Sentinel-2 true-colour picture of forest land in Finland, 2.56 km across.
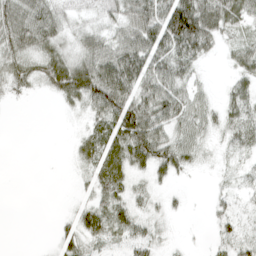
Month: April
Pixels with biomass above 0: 72%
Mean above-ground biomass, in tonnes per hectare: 37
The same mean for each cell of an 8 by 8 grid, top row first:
70 57 21 31 76 129 80 50
60 48 36 50 84 71 34 31
39 43 81 92 82 49 6 29
1 0 18 82 76 51 26 44
0 0 26 50 84 47 14 35
0 0 15 59 21 24 3 14
0 0 29 44 19 9 10 21
0 5 48 25 42 3 6 39
